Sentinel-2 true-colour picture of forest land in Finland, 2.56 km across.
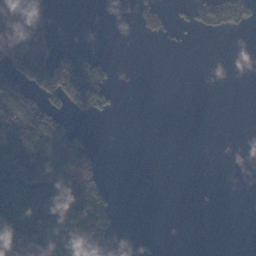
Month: November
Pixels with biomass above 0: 33%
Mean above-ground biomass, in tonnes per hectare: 52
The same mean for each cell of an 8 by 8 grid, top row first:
130 77 0 0 27 17 51 29
102 99 39 0 0 4 0 0
97 151 250 49 0 0 0 0
121 103 65 27 0 0 0 0
187 134 97 0 0 0 0 0
164 144 111 6 0 0 0 0
155 143 174 76 0 0 4 0
96 109 185 69 8 0 0 0
